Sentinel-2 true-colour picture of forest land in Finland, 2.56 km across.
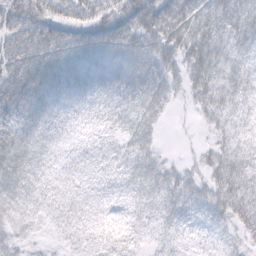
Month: February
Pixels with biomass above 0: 91%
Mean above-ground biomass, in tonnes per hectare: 40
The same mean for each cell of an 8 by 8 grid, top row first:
56 55 48 55 68 73 55 53
54 64 60 60 56 49 50 35
67 66 52 44 61 28 46 36
64 56 29 37 57 8 30 28
76 38 15 18 45 2 13 28
73 33 19 13 49 29 26 49
59 34 30 11 26 30 29 46
35 10 29 25 14 17 12 20
